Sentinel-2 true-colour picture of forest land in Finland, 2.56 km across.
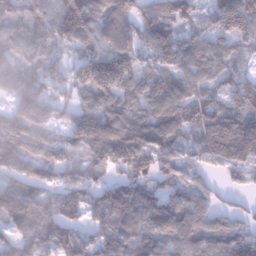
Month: January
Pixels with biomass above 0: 90%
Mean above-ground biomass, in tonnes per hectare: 138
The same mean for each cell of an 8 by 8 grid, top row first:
124 130 223 146 115 100 83 216
115 109 139 146 123 130 139 76
150 110 147 235 139 141 125 123
158 150 103 169 153 154 145 153
214 199 161 285 184 117 141 188
132 113 118 87 128 130 74 73
178 157 125 152 130 136 100 50
122 138 110 115 132 134 128 127
